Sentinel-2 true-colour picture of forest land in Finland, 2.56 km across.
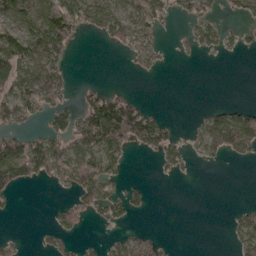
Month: April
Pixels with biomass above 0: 41%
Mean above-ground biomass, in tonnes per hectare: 43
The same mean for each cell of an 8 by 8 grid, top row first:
62 88 79 75 86 34 39 20
76 105 6 25 56 10 34 21
95 110 5 1 4 0 0 0
81 69 65 147 63 0 25 44
91 81 82 113 72 44 65 92
81 54 82 48 1 12 0 0
9 7 64 47 24 0 0 13
13 18 18 14 42 1 0 37
